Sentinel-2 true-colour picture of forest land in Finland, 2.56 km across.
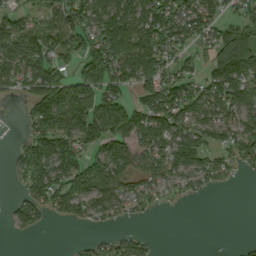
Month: September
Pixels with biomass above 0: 68%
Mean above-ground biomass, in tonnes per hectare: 88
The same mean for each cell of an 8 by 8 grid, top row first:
76 79 126 155 133 112 106 69
119 112 107 164 157 82 66 192
90 167 94 114 112 101 99 144
4 181 144 118 124 121 89 99
28 152 102 115 91 128 93 97
42 141 143 129 70 67 84 21
48 81 100 82 43 4 0 0
5 0 14 59 46 0 0 6
